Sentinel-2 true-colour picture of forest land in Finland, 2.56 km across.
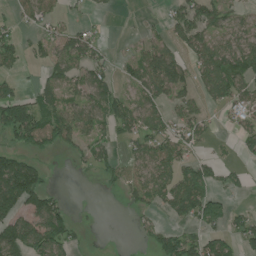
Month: July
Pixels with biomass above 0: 55%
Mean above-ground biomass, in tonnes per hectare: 62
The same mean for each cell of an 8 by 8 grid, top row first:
30 51 16 8 7 63 81 38
68 49 94 13 57 45 88 82
38 48 68 57 98 106 99 81
119 97 78 86 82 49 26 49
54 58 53 40 72 81 23 41
190 27 5 36 76 88 85 29
123 110 3 0 39 91 116 16
137 156 18 0 21 88 80 65
